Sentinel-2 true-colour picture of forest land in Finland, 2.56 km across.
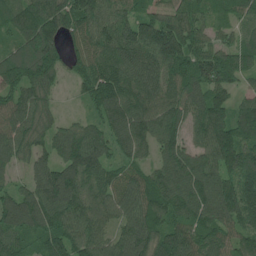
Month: June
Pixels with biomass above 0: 95%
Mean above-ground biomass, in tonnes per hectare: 116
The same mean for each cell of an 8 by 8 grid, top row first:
105 155 139 104 94 118 59 74
84 144 84 110 156 184 79 88
121 111 71 168 143 137 145 70
117 72 28 132 114 106 149 86
124 93 159 96 91 122 123 136
51 129 131 88 95 144 134 146
135 152 116 89 145 123 142 133
102 129 123 91 151 138 125 95
